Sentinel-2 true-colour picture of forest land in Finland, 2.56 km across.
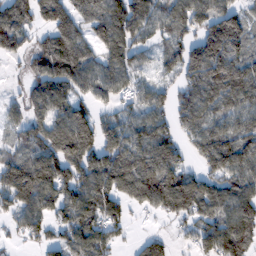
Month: February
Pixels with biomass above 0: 80%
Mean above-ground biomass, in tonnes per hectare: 110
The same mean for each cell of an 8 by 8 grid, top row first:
132 113 78 156 131 140 131 90
72 126 106 100 77 92 200 106
15 133 103 58 58 77 161 144
45 117 96 57 93 115 117 115
55 139 181 123 128 98 132 120
176 175 128 146 172 152 95 102
116 115 140 102 72 135 105 143
27 80 122 72 59 32 120 135
